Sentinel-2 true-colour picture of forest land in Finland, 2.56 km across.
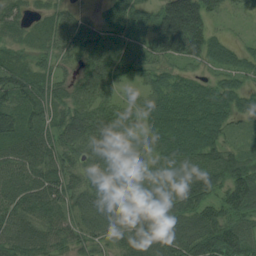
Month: August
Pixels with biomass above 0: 93%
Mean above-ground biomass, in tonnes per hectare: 74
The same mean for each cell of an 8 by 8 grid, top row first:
46 36 40 61 66 180 70 25
33 49 76 91 56 110 84 35
91 65 58 79 48 51 41 45
88 79 85 87 71 104 100 58
84 89 88 97 59 105 96 24
80 100 57 84 62 75 84 98
83 91 76 81 67 73 65 96
84 78 57 52 75 82 96 103
